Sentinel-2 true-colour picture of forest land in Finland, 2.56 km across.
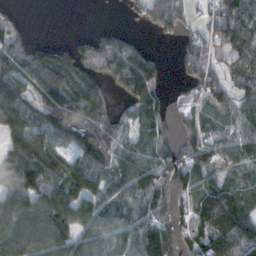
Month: November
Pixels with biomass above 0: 76%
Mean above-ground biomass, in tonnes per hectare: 86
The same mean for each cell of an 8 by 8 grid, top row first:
27 0 0 0 58 87 62 127
75 26 77 85 35 20 81 90
98 102 102 85 124 15 96 71
122 132 173 75 77 27 66 69
87 134 153 91 61 49 83 75
98 109 137 76 82 87 71 47
124 160 146 64 73 58 122 91
141 133 109 87 127 75 120 147
